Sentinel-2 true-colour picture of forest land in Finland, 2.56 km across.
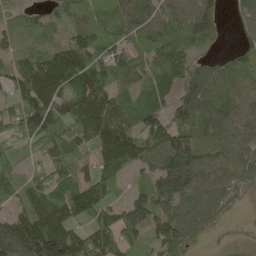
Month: May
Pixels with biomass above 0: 86%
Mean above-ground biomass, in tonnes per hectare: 95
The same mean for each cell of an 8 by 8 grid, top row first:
62 46 75 70 104 107 91 52
76 62 139 82 86 95 35 45
94 178 145 104 66 83 105 91
82 124 153 146 160 78 78 96
40 98 89 176 112 145 84 100
65 94 94 77 50 181 87 77
56 124 144 77 130 64 75 16
173 222 109 119 73 108 18 13
